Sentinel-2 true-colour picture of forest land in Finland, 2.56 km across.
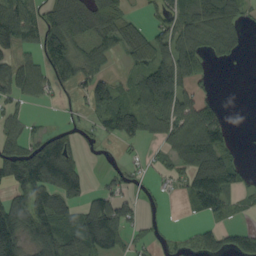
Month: September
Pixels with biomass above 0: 58%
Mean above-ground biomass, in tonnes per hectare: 69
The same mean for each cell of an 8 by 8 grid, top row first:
116 78 112 87 23 60 99 60
63 92 49 54 76 70 76 33
90 72 64 50 93 121 36 0
47 5 23 102 91 110 78 0
64 116 47 23 36 94 117 11
142 162 78 32 27 48 96 28
116 133 73 115 35 2 17 21
141 115 124 115 32 26 71 13
